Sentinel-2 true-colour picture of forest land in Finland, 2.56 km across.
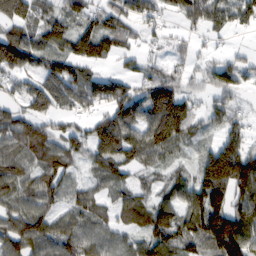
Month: February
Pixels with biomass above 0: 82%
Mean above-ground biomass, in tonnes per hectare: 79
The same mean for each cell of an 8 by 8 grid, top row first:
95 60 58 76 60 21 94 74
156 77 57 59 32 29 20 18
47 92 91 73 60 79 62 82
53 83 49 88 98 178 52 36
93 90 73 132 102 90 40 91
100 102 30 71 30 44 141 161
77 73 71 51 80 96 162 86
112 99 82 49 64 97 101 134
